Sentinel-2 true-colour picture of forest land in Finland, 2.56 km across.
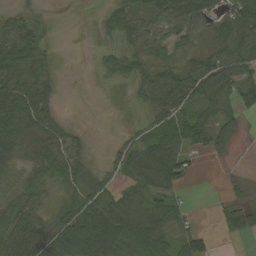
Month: August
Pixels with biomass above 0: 72%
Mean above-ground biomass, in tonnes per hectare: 50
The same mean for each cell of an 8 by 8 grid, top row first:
35 10 0 47 61 88 68 82
87 27 0 22 53 41 30 90
78 42 0 27 61 69 79 69
101 58 0 1 25 61 46 41
73 78 28 15 55 64 55 14
30 68 69 27 60 73 0 12
52 38 86 73 62 43 2 42
72 65 99 111 101 59 26 19
